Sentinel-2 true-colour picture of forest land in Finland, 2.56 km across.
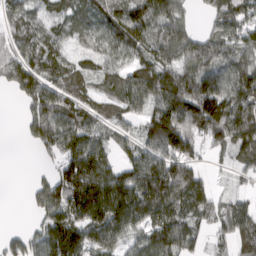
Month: March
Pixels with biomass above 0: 81%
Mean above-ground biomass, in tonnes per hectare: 99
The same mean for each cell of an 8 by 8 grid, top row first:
75 57 76 95 140 94 42 103
68 93 42 70 99 139 112 97
98 87 81 67 128 145 157 152
6 121 94 69 90 166 172 168
3 106 96 61 90 178 74 132
0 44 174 134 170 195 33 29
0 107 140 164 170 127 82 67
42 129 130 113 72 151 39 83
